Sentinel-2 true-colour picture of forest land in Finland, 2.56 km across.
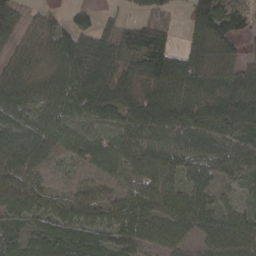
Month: March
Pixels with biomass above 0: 91%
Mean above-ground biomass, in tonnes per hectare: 71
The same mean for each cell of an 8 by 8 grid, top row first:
72 29 40 14 45 16 137 78
50 78 97 59 58 40 94 37
71 77 89 77 62 90 67 71
82 64 78 70 93 95 83 95
90 81 68 62 72 77 82 74
92 40 31 48 65 58 62 58
93 76 93 79 83 91 67 53
74 92 86 72 70 61 73 96
